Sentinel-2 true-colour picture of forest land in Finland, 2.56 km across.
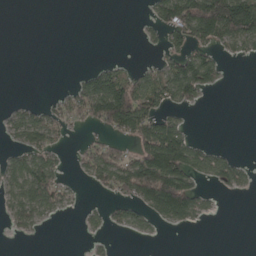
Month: April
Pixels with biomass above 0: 40%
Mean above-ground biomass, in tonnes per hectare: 44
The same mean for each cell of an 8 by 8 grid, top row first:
0 0 0 0 8 115 205 209
0 0 0 0 6 38 62 37
0 0 27 85 46 101 57 0
22 37 47 159 100 26 1 0
22 48 12 46 110 134 17 0
61 82 14 78 173 174 44 35
50 50 9 25 52 127 19 0
5 0 1 4 5 0 0 0
